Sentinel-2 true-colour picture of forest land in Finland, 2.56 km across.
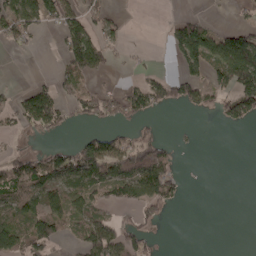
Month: April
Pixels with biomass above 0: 42%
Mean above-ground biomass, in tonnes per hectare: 46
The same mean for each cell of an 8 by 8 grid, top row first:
82 58 58 21 0 13 11 15
25 0 138 33 5 60 96 126
2 12 81 11 39 61 43 117
55 118 45 64 60 4 22 80
10 14 44 62 81 13 0 0
104 107 95 78 113 42 0 0
70 69 63 35 47 12 0 0
72 83 37 77 46 0 0 0
